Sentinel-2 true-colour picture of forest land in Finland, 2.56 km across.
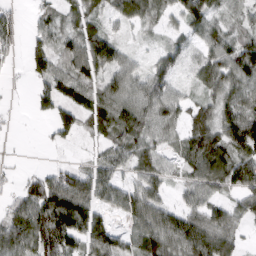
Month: March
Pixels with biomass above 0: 81%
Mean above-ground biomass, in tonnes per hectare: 70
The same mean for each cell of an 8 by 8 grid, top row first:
35 44 54 35 62 47 76 37
33 71 90 83 14 46 56 91
5 68 80 68 67 38 69 83
6 51 81 99 101 62 68 89
2 15 20 69 72 42 127 131
20 66 78 69 73 30 114 125
72 154 134 59 108 62 82 51
84 117 94 92 96 111 129 44
